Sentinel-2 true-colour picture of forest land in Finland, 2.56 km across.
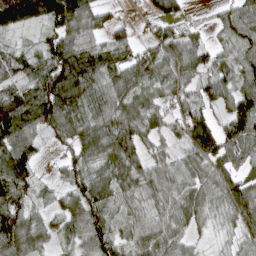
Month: April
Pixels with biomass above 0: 87%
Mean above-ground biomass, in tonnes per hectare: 75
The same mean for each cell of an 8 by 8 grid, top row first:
160 130 117 24 22 42 11 70
31 82 110 60 36 67 46 68
60 114 133 82 79 68 64 68
141 128 77 97 79 53 59 127
99 29 80 107 54 32 107 114
132 12 67 87 71 66 77 79
107 34 99 74 53 64 59 96
126 45 73 84 74 67 14 36
